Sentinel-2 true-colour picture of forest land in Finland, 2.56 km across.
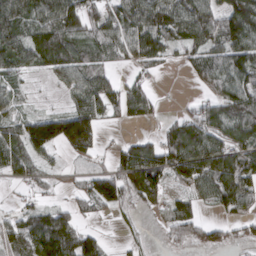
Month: March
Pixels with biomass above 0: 74%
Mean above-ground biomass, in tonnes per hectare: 78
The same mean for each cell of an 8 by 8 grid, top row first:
97 96 122 86 136 120 108 143
103 129 86 89 112 58 87 130
53 28 89 49 36 1 66 109
50 46 118 49 58 19 83 103
109 135 129 15 70 114 118 99
65 35 36 80 166 70 114 112
30 59 44 57 37 62 28 64
91 141 100 9 12 43 47 29
